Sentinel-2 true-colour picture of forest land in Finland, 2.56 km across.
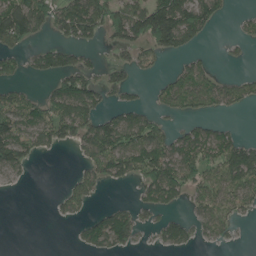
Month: June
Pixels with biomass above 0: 50%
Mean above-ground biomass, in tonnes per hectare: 63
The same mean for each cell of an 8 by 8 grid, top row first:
152 87 134 101 150 173 84 18
60 48 61 33 61 81 11 16
39 39 95 56 12 62 68 40
105 85 117 47 56 42 39 17
139 68 69 123 120 74 93 81
27 0 48 77 89 98 76 129
0 5 44 39 46 29 71 58
0 0 28 95 13 63 31 7
